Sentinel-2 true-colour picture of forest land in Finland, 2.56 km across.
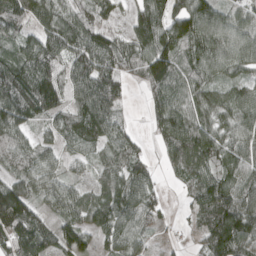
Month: April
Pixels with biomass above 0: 87%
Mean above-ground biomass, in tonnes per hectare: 86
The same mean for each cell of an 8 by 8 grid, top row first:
95 89 88 47 110 126 108 68
67 124 108 101 107 131 117 94
130 133 88 95 84 95 70 65
131 88 80 81 23 106 79 95
87 50 60 83 27 110 115 81
73 83 38 79 63 46 80 79
158 52 87 111 96 11 103 110
97 65 69 64 42 15 93 135
